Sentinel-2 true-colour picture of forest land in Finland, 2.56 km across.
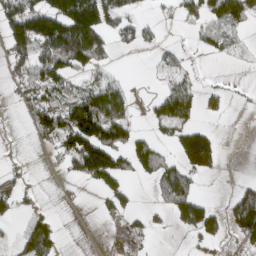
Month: March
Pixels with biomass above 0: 44%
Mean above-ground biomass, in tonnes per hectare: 57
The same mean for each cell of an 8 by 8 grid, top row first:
145 172 227 99 22 25 65 65
118 156 196 46 25 14 25 12
56 124 51 44 2 37 2 2
8 113 122 119 14 92 13 3
3 36 139 110 55 55 83 0
25 2 69 117 34 90 26 2
46 6 6 46 10 83 52 86
27 88 0 9 22 1 40 38
